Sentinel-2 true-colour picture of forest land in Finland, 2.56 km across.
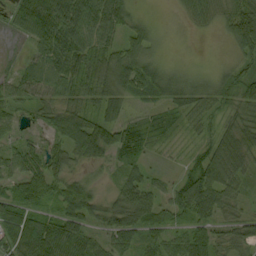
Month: September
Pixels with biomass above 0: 92%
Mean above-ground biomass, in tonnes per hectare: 54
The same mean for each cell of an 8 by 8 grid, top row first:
55 110 87 81 15 10 46 84
7 69 78 58 52 5 2 55
45 62 65 77 84 53 33 55
35 47 61 57 28 41 35 53
34 37 89 80 47 15 39 80
54 69 34 24 42 22 91 55
70 42 75 58 74 55 70 33
76 105 65 52 43 41 57 49
